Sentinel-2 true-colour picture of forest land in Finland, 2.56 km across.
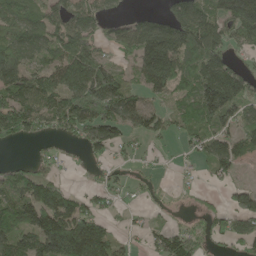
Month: May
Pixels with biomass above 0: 69%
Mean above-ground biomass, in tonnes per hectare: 96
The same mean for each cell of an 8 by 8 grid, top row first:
132 102 142 56 48 117 118 200
126 105 139 53 158 152 152 55
134 114 163 157 93 107 204 152
189 130 157 134 117 70 165 111
38 27 58 100 39 21 86 100
72 63 9 42 26 13 28 27
127 155 71 34 22 11 35 86
113 193 109 67 32 126 66 72
